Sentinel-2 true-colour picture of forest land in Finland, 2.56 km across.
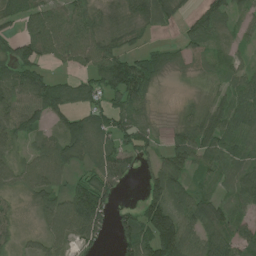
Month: July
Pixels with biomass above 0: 80%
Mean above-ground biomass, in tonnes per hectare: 63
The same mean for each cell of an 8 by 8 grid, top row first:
50 79 74 36 77 42 78 33
69 88 104 68 35 31 46 21
78 64 47 112 91 7 29 46
73 76 65 74 47 13 53 74
41 55 88 72 53 63 83 56
56 80 40 79 40 70 36 66
17 66 121 52 99 98 88 39
24 59 61 24 106 185 74 53
